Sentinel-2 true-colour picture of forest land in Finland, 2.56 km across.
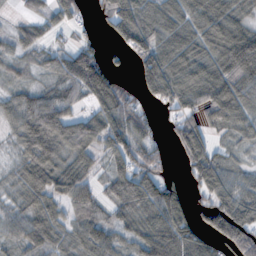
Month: October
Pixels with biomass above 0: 81%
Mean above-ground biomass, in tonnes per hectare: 68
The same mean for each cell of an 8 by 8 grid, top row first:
15 53 38 82 85 66 74 47
43 43 62 20 84 75 63 71
37 35 113 77 63 86 90 110
70 112 48 87 44 52 97 79
43 121 96 75 75 58 67 40
37 94 85 59 75 22 87 43
42 72 67 53 79 90 70 114
45 72 60 53 77 103 65 121
